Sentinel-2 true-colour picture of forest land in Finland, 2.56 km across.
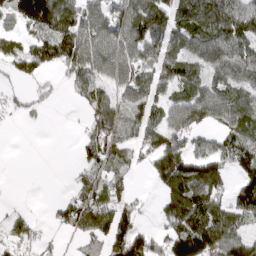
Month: March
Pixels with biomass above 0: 70%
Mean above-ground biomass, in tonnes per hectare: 79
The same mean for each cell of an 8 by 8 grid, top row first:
76 126 96 87 109 92 125 105
56 107 130 100 95 59 105 107
36 26 87 88 77 96 94 111
33 15 23 107 83 88 114 113
0 0 40 77 55 96 74 91
0 0 45 56 17 163 135 77
13 15 114 106 20 117 135 96
69 22 35 106 95 141 157 96
